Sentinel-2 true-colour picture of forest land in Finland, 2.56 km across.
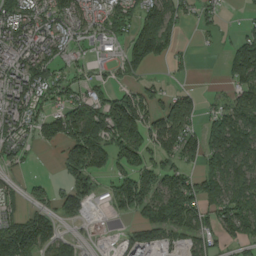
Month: August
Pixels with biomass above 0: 69%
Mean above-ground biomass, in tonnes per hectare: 96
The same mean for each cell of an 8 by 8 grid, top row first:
112 79 73 110 120 84 42 9
108 95 30 40 170 59 14 129
110 112 53 42 46 17 6 118
112 81 148 175 125 179 60 131
77 55 200 133 113 133 156 162
28 18 126 78 142 119 122 132
44 99 82 42 134 195 102 129
263 117 36 12 113 59 79 75
